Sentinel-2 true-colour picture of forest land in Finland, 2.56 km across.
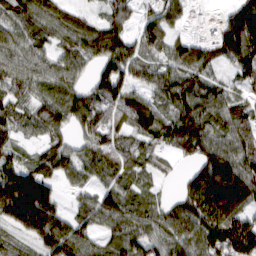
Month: March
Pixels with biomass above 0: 88%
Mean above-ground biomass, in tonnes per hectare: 89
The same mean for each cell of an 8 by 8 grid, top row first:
91 98 59 62 47 69 5 156
74 62 98 111 71 79 71 157
84 71 52 126 67 121 87 64
72 86 96 89 112 99 104 77
46 70 54 75 61 89 113 95
119 97 70 75 52 22 163 144
153 138 48 96 84 78 134 98
46 113 93 65 88 97 126 186
